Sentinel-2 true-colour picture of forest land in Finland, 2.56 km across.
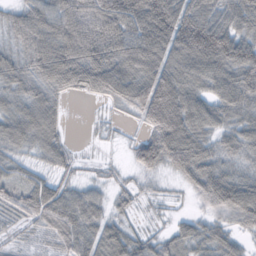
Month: October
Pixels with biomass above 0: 85%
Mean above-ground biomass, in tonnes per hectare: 63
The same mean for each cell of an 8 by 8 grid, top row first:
44 82 99 109 110 98 74 76
40 97 100 80 111 95 137 96
58 74 79 98 106 104 82 97
60 72 0 9 79 132 72 69
53 55 3 4 66 106 49 58
34 33 15 11 19 28 82 45
35 92 78 28 7 5 41 118
11 20 66 70 30 45 53 26
